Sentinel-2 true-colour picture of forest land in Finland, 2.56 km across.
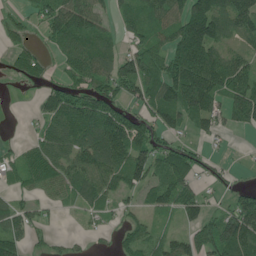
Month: June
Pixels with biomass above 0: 70%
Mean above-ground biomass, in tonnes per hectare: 70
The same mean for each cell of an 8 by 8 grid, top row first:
23 74 105 42 64 85 161 123
28 29 81 46 78 109 153 42
9 25 55 87 104 128 148 106
0 78 137 104 68 99 98 95
20 74 97 140 86 46 25 3
43 73 84 96 82 104 45 13
61 21 36 33 35 74 51 95
67 22 13 16 52 73 90 124
